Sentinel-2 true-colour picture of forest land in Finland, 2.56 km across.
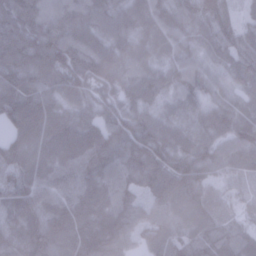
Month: January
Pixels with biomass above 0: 98%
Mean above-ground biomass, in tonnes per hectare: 83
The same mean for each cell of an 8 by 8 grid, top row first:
109 97 98 86 79 71 80 48
116 118 96 84 70 63 52 86
104 96 87 93 93 63 55 52
106 96 66 63 74 44 61 61
89 107 112 101 107 88 68 78
95 89 84 79 91 109 54 42
80 85 92 103 60 88 69 28
85 125 127 109 62 87 76 65
